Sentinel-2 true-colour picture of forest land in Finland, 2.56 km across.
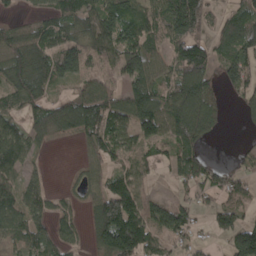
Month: April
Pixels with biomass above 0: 75%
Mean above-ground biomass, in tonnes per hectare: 95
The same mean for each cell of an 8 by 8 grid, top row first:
28 72 134 144 109 187 83 102
123 116 119 114 122 105 91 126
119 135 82 53 134 129 109 113
77 118 147 114 136 137 103 38
111 42 39 114 84 103 37 11
72 29 30 85 59 68 103 62
100 78 41 188 108 100 46 77
74 94 43 195 158 66 24 143
